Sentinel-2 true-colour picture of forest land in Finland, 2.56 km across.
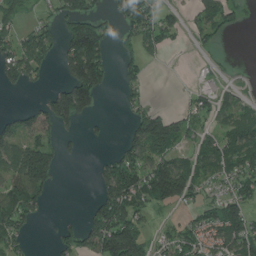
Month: July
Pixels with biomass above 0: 51%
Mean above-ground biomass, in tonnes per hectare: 72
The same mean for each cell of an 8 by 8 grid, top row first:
69 27 130 42 90 32 81 32
100 96 191 59 67 19 26 0
74 15 196 43 42 1 11 5
28 91 160 1 68 32 68 57
90 67 19 14 135 90 55 102
98 112 0 125 127 165 50 86
108 25 4 169 61 39 50 95
74 4 81 212 98 79 69 142
